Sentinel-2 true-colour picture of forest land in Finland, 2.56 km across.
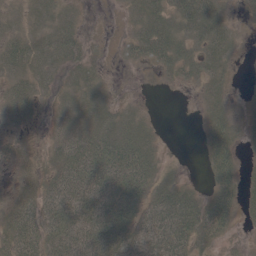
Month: May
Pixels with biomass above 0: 72%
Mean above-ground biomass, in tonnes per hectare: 29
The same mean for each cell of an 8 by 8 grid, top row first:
19 33 11 1 38 42 45 9
41 39 20 3 38 46 41 9
34 24 27 5 2 14 32 3
38 11 34 26 10 0 23 12
21 20 53 52 36 0 33 19
18 22 48 48 40 10 22 26
38 42 44 56 43 61 43 29
53 46 55 57 37 49 26 3
